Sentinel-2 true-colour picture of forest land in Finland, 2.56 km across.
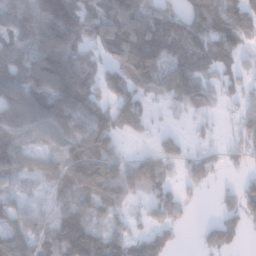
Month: January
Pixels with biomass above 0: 77%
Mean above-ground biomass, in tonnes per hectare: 104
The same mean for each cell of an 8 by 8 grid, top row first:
131 151 135 147 139 84 156 112
148 200 120 143 168 98 109 83
195 213 215 103 115 146 64 59
141 170 148 104 75 28 43 63
105 81 123 86 17 47 27 70
83 124 174 155 158 46 60 27
73 54 122 83 53 76 3 92
111 104 174 110 88 29 60 43
